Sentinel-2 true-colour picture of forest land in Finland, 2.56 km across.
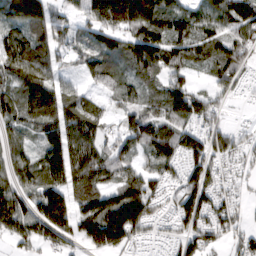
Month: March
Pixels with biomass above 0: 87%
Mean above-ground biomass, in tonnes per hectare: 91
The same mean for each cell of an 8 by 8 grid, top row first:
142 123 63 150 143 114 91 131
94 88 51 93 162 90 92 84
105 87 35 61 86 77 43 50
93 128 109 39 92 128 96 3
68 81 122 60 118 112 106 63
98 106 117 72 75 48 97 38
152 178 100 168 126 67 79 32
80 95 79 148 37 48 70 49
